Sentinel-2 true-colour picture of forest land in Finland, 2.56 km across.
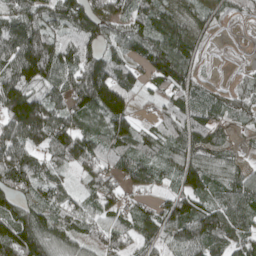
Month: April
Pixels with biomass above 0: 87%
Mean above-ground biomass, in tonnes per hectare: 78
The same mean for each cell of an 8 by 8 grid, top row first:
101 85 115 89 80 107 65 32
119 110 94 54 76 127 18 3
119 81 118 130 50 113 23 30
139 109 80 132 10 79 66 50
93 82 109 91 70 86 17 9
99 64 41 62 72 77 65 46
83 67 53 57 49 93 92 107
132 114 66 64 67 79 108 82
